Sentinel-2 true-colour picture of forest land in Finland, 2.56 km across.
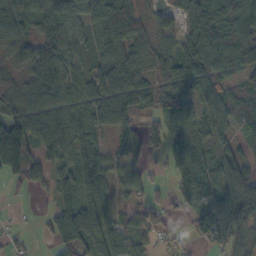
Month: October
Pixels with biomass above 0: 83%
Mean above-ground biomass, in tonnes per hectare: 79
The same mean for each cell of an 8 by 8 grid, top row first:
101 93 72 114 55 63 109 89
74 109 42 75 60 82 95 92
47 141 62 96 64 113 91 51
72 97 76 105 66 118 70 83
176 81 92 34 87 78 69 42
75 54 113 69 52 84 103 133
6 27 114 59 68 32 101 156
21 31 126 94 65 27 47 54
